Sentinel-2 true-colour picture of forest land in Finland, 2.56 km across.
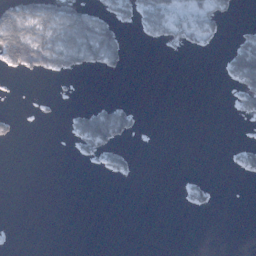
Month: January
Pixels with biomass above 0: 21%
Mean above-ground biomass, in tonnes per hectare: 17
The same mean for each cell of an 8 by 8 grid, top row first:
76 77 68 37 41 30 41 3
111 67 76 59 1 12 9 54
2 4 2 2 0 0 0 55
4 2 28 63 2 0 0 19
4 0 29 44 0 0 0 10
0 0 0 10 0 0 3 7
0 0 0 0 0 1 8 0
0 0 0 0 0 0 0 0
